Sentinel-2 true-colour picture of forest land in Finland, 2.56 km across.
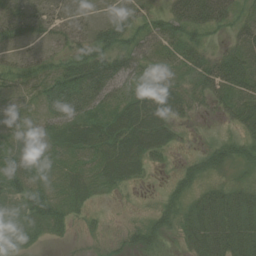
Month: August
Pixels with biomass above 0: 76%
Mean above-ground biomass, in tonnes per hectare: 32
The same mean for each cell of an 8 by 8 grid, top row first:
38 25 21 18 30 62 69 32
19 15 34 50 42 28 21 44
25 37 81 68 39 19 48 51
15 35 58 42 48 30 11 37
26 30 51 52 54 17 14 30
44 27 38 38 14 20 25 10
22 47 22 3 3 31 41 47
18 11 5 8 30 12 49 47
